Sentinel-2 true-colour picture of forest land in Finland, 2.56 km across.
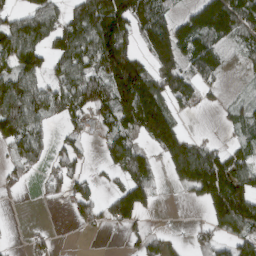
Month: March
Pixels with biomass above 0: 61%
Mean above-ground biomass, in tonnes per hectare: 78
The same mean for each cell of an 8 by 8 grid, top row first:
62 111 101 196 113 55 185 146
147 90 131 161 57 145 100 52
134 68 107 135 152 125 56 11
181 78 72 95 205 66 14 39
77 39 36 61 51 140 42 33
36 31 37 24 78 75 175 109
1 3 49 60 69 4 64 140
3 15 2 1 44 14 44 66
